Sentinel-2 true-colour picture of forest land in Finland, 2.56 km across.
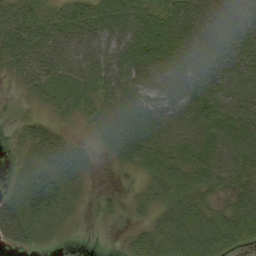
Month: September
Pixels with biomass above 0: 82%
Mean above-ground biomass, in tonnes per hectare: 42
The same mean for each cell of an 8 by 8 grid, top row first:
45 27 38 54 48 52 61 59
51 49 44 54 66 61 62 53
21 42 34 51 57 64 56 60
6 11 16 54 62 59 65 59
12 63 16 41 69 67 66 64
16 45 18 4 25 58 56 39
41 46 8 13 16 38 22 45
34 10 0 0 45 52 64 49
